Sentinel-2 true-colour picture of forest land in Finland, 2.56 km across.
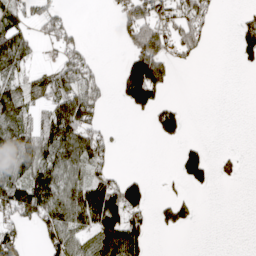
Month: April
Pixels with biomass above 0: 45%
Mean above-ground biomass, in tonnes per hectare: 56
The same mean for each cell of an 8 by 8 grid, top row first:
62 59 1 13 106 66 53 29
103 10 44 0 153 77 23 65
58 67 70 15 262 22 0 0
87 64 143 1 53 84 0 0
114 105 119 34 0 29 22 0
80 98 60 42 26 31 64 27
91 98 116 148 72 67 0 0
70 47 56 132 73 0 0 0
